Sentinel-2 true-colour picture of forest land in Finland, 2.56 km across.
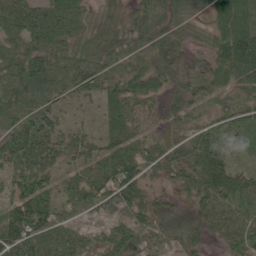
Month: June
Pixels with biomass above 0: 91%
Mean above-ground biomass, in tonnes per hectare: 47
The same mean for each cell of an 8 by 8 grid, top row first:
67 52 33 24 43 44 34 75
39 55 47 51 42 56 29 85
62 62 56 36 38 48 45 51
63 44 12 48 26 33 32 51
50 42 38 42 39 37 58 27
34 33 39 72 37 37 66 45
53 63 48 43 46 21 54 64
72 74 50 56 64 43 29 67
